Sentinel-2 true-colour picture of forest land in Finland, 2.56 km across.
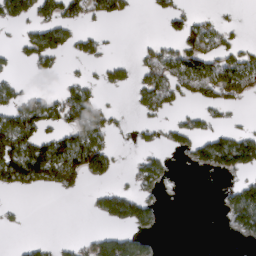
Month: March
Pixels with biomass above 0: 36%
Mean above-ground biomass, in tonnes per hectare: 33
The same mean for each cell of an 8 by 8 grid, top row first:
46 40 35 39 1 31 16 4
15 71 27 4 15 44 67 33
16 7 23 24 41 66 71 77
62 60 97 19 19 16 26 7
94 69 94 22 11 18 57 77
69 58 49 19 36 2 3 22
4 0 0 51 39 0 0 78
2 9 18 64 21 0 0 7
